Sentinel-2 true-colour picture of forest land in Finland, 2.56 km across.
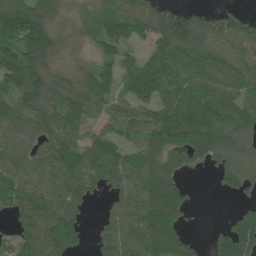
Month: June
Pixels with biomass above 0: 83%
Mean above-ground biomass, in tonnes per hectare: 101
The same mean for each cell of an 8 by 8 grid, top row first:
151 91 32 85 109 124 56 55
126 121 33 82 54 145 105 104
122 122 94 90 181 139 131 111
105 109 109 62 94 152 145 105
83 88 103 101 120 124 126 93
93 92 134 118 158 72 16 96
101 120 58 59 140 128 1 34
93 132 64 101 135 130 32 154
